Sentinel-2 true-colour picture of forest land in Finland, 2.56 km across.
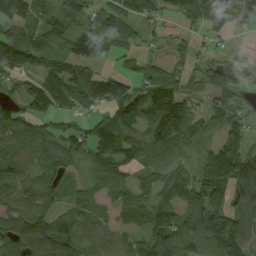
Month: September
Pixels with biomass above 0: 82%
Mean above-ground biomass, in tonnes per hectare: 79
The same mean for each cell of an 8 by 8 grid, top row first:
95 60 58 76 60 21 94 74
156 77 57 59 32 29 20 18
47 92 91 73 60 79 62 82
53 83 49 88 98 178 52 36
93 90 73 132 102 90 40 91
100 102 30 71 30 44 141 161
77 73 71 51 80 96 162 86
112 99 82 49 64 97 101 134
